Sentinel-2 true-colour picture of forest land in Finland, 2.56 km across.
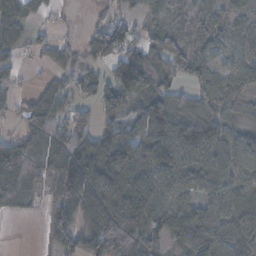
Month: November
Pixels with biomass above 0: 80%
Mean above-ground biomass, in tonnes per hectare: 75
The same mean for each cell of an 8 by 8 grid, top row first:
68 16 2 39 48 60 64 44
51 38 34 121 68 82 67 53
24 22 31 62 78 44 60 73
27 66 59 57 96 108 70 40
86 110 121 136 137 149 136 75
116 73 164 105 84 116 96 76
39 44 86 124 107 65 77 77
0 37 95 148 71 50 134 88
